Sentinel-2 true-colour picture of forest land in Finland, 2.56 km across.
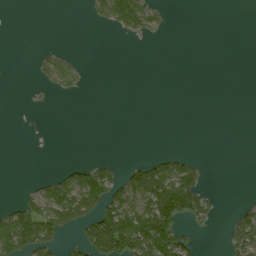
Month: July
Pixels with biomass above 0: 24%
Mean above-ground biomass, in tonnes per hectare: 26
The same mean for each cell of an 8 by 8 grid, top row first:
0 0 1 56 62 0 0 0
0 9 0 0 1 0 0 0
0 32 21 0 0 0 0 0
0 2 0 0 0 0 0 0
0 0 0 0 0 0 0 0
0 19 56 43 66 103 17 0
46 94 93 76 97 105 55 23
110 62 32 105 98 79 1 93
